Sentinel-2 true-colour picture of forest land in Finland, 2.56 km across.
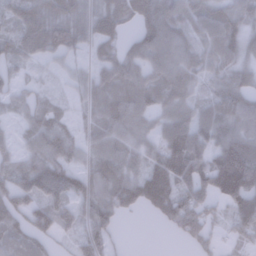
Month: January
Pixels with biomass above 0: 84%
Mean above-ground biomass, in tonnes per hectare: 68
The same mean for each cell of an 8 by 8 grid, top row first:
70 79 63 69 86 89 75 58
59 60 34 36 85 92 56 59
30 12 36 73 65 82 46 62
25 41 18 80 70 78 69 82
36 81 46 84 58 111 81 104
71 122 70 84 89 110 98 162
85 104 72 81 52 111 63 108
56 49 63 45 0 17 61 48
